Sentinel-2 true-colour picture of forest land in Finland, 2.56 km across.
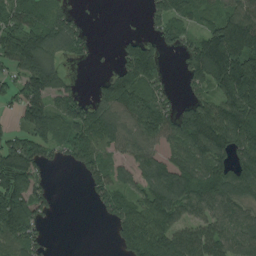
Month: August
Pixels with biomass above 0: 72%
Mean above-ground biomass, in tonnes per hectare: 87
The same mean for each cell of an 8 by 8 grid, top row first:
90 69 22 0 29 85 54 128
122 105 54 7 104 42 152 152
75 126 9 84 117 12 109 186
42 101 84 104 136 69 121 169
90 77 116 75 88 84 136 127
154 30 34 78 93 127 116 121
165 56 0 77 95 113 88 72
83 24 0 22 135 122 117 94
